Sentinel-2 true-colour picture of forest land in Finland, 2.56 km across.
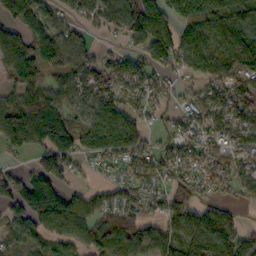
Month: October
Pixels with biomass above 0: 79%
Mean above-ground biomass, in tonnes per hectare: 95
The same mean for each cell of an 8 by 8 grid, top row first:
95 69 67 103 142 105 139 109
125 108 76 27 98 126 129 101
72 72 86 116 115 50 110 88
131 143 57 114 57 51 129 103
92 152 112 146 83 89 95 108
60 128 35 39 107 83 100 95
100 171 108 86 74 101 64 43
45 63 79 91 95 75 131 91
